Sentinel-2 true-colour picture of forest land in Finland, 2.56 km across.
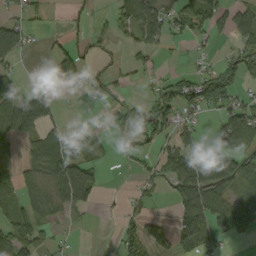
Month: September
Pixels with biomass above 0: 50%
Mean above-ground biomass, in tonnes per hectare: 49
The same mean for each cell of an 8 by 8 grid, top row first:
34 12 7 30 92 71 75 55
93 13 31 16 53 10 13 44
41 7 100 33 15 41 64 44
139 88 1 19 44 62 35 75
48 100 45 37 43 62 41 67
39 90 66 1 26 77 90 59
62 48 67 5 36 52 107 75
107 31 3 7 62 50 71 18
